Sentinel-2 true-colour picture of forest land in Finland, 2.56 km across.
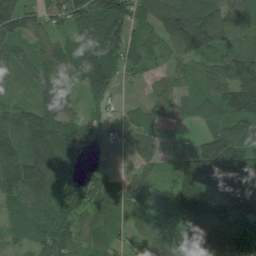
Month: July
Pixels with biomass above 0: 86%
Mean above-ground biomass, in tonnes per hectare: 104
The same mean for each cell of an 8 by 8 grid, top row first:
164 72 105 164 91 158 124 75
103 74 102 128 101 114 110 73
64 88 79 94 34 55 67 127
93 130 64 39 40 50 74 147
132 144 124 19 62 0 100 151
143 133 46 34 62 95 204 219
89 98 93 86 97 194 213 202
44 108 90 84 85 135 182 189
